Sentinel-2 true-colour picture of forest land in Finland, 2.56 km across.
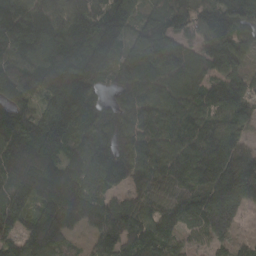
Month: March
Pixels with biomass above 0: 93%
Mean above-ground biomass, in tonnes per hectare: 132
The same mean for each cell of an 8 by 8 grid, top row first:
160 127 125 170 102 153 154 145
102 161 172 134 190 154 129 111
147 145 186 79 147 163 110 98
141 123 169 103 132 130 105 113
152 177 119 162 129 118 153 104
129 154 133 157 120 110 149 236
126 147 155 120 85 105 175 120
101 166 32 122 122 65 70 44
